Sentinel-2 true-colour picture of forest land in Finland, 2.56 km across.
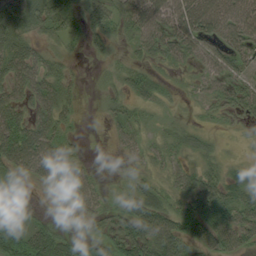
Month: August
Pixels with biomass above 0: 75%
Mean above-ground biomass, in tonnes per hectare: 40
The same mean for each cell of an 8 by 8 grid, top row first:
54 52 35 58 71 60 93 60
71 25 12 19 33 52 34 45
73 60 10 18 39 11 28 35
61 59 13 30 15 7 17 34
95 60 13 7 20 26 15 7
35 61 37 6 20 25 37 35
35 10 32 20 57 36 63 59
64 77 20 46 79 66 43 41
